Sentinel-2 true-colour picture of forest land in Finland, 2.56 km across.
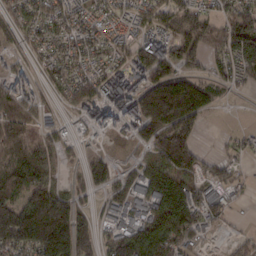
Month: February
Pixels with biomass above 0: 75%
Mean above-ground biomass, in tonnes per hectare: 97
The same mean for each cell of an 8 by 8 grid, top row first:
72 86 60 42 58 101 78 88
44 65 68 54 128 121 110 159
80 43 85 101 118 172 86 61
122 43 49 101 199 275 70 1
113 66 20 11 68 198 6 35
153 82 35 87 88 141 68 27
144 281 88 66 72 172 109 13
170 281 190 98 150 148 30 35
